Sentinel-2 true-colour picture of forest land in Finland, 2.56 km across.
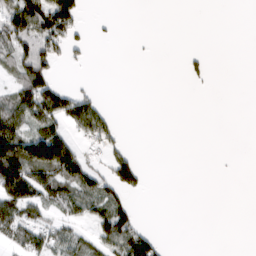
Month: March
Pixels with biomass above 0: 34%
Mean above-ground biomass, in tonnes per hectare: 34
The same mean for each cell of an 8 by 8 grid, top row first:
98 118 59 3 0 0 0 0
65 66 18 0 1 0 2 0
56 79 3 0 0 0 12 0
85 81 87 15 0 0 0 0
132 158 34 34 0 0 0 0
130 92 94 73 24 0 0 0
94 45 57 74 1 0 0 0
45 53 43 76 73 0 0 0
